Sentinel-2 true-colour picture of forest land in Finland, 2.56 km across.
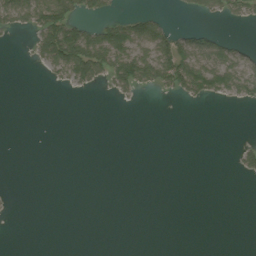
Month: August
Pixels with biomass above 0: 21%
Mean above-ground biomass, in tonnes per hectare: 21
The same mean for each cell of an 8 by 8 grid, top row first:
58 95 38 26 43 3 23 29
1 85 123 114 64 84 59 24
0 10 56 55 66 95 92 68
0 0 0 0 0 0 0 0
0 0 0 0 0 0 0 13
0 0 0 0 0 0 0 13
1 0 0 0 0 0 0 0
0 0 0 0 0 0 0 0
